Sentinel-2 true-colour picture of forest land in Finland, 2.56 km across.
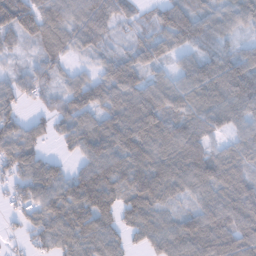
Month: January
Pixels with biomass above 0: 88%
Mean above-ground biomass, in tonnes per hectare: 75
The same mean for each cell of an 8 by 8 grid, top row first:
111 62 77 75 21 81 33 38
27 49 45 35 64 64 64 43
50 42 50 90 72 63 117 145
50 44 100 82 135 84 86 85
101 37 84 99 104 114 67 54
65 107 67 91 99 96 98 72
31 80 99 84 97 38 81 92
12 76 105 79 61 107 108 92
